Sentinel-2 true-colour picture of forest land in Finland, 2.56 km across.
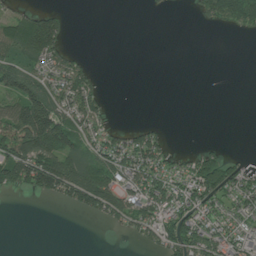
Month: July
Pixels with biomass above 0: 46%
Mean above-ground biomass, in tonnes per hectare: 51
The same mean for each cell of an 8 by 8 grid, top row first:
41 66 0 0 3 1 52 84
74 126 8 0 0 0 0 0
93 58 93 0 0 0 0 0
98 132 103 15 0 0 0 0
148 130 72 79 109 3 10 0
118 166 138 94 97 58 130 62
0 1 73 112 102 82 66 54
0 0 0 2 45 112 108 62
